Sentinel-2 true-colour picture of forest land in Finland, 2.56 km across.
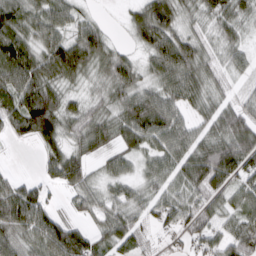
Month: March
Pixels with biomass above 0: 87%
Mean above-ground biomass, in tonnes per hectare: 69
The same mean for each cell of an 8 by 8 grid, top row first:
80 69 39 3 81 64 51 62
98 78 116 59 53 102 44 48
90 84 47 79 49 87 64 31
89 154 60 60 111 70 56 76
18 76 60 59 64 87 83 124
27 34 75 46 40 66 124 73
117 63 37 61 55 75 58 57
64 108 93 79 46 27 70 99
